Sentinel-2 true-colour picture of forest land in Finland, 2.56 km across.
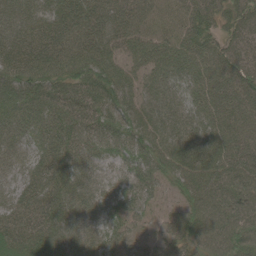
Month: May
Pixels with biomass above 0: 96%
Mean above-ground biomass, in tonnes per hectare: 62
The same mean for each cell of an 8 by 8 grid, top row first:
54 45 63 68 51 42 65 69
69 72 66 57 54 56 59 62
79 75 69 76 53 59 69 75
75 73 73 70 70 62 64 79
52 58 63 61 66 72 71 78
39 66 60 33 60 56 72 82
51 70 62 57 40 31 76 75
58 78 52 48 25 57 71 76
